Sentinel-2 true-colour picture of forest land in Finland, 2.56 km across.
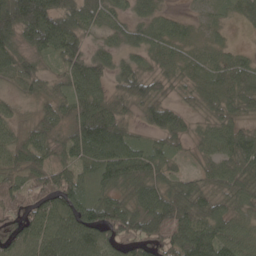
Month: May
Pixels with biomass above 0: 91%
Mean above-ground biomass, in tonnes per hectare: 68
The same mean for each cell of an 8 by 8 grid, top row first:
122 116 84 52 49 27 23 39
62 76 58 43 51 44 29 17
55 46 86 52 75 40 66 81
28 44 84 92 55 58 41 50
65 53 78 104 40 38 42 83
57 79 57 85 92 41 41 80
71 93 100 98 82 110 73 51
96 101 126 81 107 108 103 65
